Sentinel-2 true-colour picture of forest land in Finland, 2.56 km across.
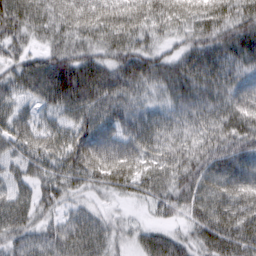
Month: March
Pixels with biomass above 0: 96%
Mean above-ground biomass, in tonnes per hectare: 70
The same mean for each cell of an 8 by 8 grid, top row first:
100 74 91 86 88 78 76 69
57 50 59 60 55 38 76 86
67 112 112 83 72 86 83 75
55 42 73 70 49 57 70 92
59 77 96 78 75 66 75 88
41 55 74 92 78 78 81 94
67 42 33 18 23 59 84 94
52 61 75 47 50 49 67 93
